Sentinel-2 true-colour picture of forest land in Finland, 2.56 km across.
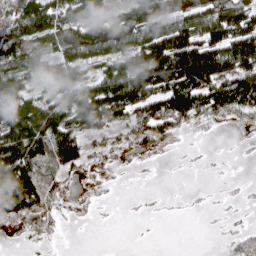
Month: April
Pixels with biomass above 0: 64%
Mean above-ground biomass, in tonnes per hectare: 68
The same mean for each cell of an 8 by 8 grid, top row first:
112 127 78 53 112 115 116 122
113 55 125 100 114 154 126 133
81 61 83 102 149 175 145 132
95 108 98 98 94 131 104 89
122 105 85 34 47 15 2 4
124 41 27 12 3 1 3 2
107 58 17 3 3 1 4 7
4 18 0 0 0 0 0 31
